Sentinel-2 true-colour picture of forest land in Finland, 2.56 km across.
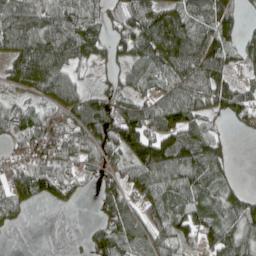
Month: April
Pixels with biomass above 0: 77%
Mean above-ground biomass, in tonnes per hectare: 83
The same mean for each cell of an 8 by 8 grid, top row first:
105 105 109 73 123 114 120 66
92 115 105 60 120 168 148 72
48 105 39 37 76 109 131 50
64 48 101 114 112 134 68 79
58 64 75 112 155 131 95 0
90 104 40 71 115 113 106 8
70 15 9 102 85 92 76 100
2 0 9 107 72 85 68 95
